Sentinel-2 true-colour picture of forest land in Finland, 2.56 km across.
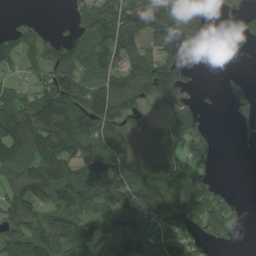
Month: August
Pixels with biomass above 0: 67%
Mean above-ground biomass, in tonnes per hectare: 80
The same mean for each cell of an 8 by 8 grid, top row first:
10 2 62 119 144 139 26 24
78 84 85 119 85 85 71 23
28 74 82 99 134 100 0 30
128 150 126 116 44 57 11 39
160 139 124 115 90 64 26 8
95 138 99 102 89 109 30 0
93 78 92 91 136 107 94 17
93 101 139 88 91 71 43 12
